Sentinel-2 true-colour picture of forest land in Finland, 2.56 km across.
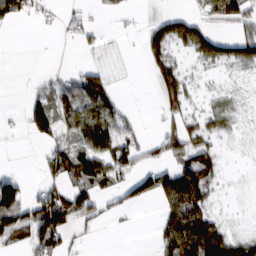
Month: February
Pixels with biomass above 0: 52%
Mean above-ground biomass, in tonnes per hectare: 45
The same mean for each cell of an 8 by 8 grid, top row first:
62 24 30 10 9 46 37 55
0 0 22 7 55 31 60 62
0 22 69 38 2 77 4 4
7 92 100 77 4 57 22 7
3 39 71 95 41 71 40 3
34 41 90 71 61 98 63 2
104 138 73 25 12 79 45 2
51 107 19 0 0 111 122 45
